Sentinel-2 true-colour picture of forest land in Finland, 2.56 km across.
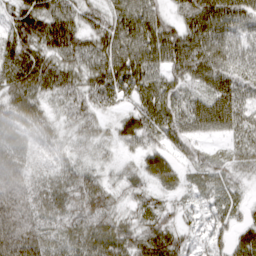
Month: March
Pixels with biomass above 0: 93%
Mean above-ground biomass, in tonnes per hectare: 56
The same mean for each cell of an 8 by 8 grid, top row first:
56 83 56 68 90 45 97 78
62 69 63 79 84 90 85 53
58 67 52 75 74 46 64 60
51 33 43 26 68 57 72 63
54 36 29 28 48 37 25 43
75 45 62 25 47 41 42 33
83 64 69 49 41 31 36 27
94 53 60 71 66 55 36 43
